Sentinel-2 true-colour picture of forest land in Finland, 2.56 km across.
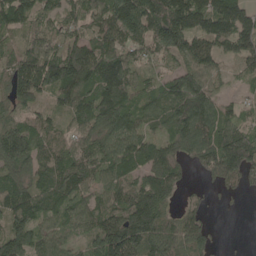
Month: May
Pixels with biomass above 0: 88%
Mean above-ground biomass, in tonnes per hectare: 98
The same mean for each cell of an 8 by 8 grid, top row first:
126 67 84 140 144 179 144 138
54 124 119 108 73 98 105 94
130 123 144 180 45 91 78 38
57 41 101 125 82 108 104 46
170 83 78 105 97 78 125 179
113 119 106 87 88 67 68 104
128 90 79 92 143 44 27 2
110 76 50 170 154 108 71 0
